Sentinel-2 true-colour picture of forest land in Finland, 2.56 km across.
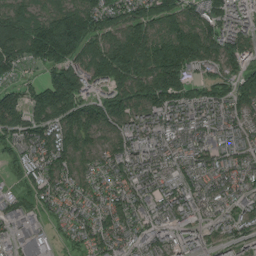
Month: July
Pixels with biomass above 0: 92%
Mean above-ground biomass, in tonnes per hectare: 112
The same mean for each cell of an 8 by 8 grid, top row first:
130 116 178 116 134 128 120 105
165 229 182 176 216 235 143 113
63 122 168 212 178 206 77 97
130 152 169 134 115 114 97 85
68 136 131 81 110 72 69 65
30 97 73 79 119 86 76 85
69 48 69 84 75 109 59 72
71 62 58 87 73 90 60 74
